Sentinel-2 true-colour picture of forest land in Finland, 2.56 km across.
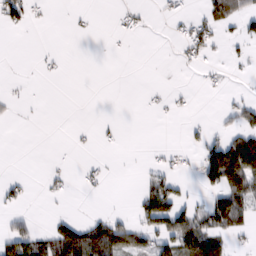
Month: February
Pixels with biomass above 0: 22%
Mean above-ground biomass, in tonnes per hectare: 22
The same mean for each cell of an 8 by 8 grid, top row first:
33 4 3 3 7 10 29 37
0 2 0 1 0 7 22 8
2 3 0 0 0 0 5 2
5 0 0 0 2 4 0 36
0 0 4 3 1 2 29 89
6 9 7 3 11 19 60 116
12 1 0 2 53 74 55 100
80 56 110 112 42 68 77 10
